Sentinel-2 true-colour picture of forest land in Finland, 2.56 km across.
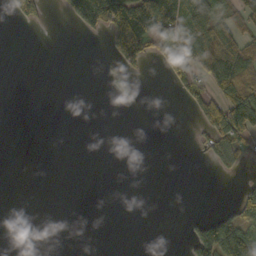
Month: October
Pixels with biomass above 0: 25%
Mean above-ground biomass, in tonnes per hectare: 32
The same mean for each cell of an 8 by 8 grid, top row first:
44 13 94 143 194 132 95 43
0 0 0 44 83 105 126 62
0 0 0 34 8 60 73 87
0 0 0 0 0 0 70 135
0 0 0 0 0 0 38 62
0 0 0 0 0 0 1 15
0 0 0 0 0 0 1 45
0 0 0 0 0 0 120 132
